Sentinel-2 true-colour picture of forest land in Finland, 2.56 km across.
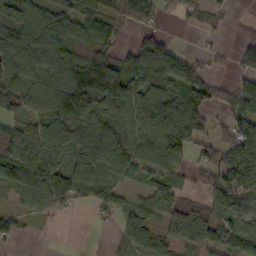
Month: October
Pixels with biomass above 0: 76%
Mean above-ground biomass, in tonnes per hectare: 73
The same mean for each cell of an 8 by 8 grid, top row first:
85 72 105 69 92 25 29 0
116 108 89 66 80 37 12 27
125 109 155 171 83 82 43 37
78 125 153 75 120 113 60 53
103 114 78 92 99 121 54 124
113 106 68 63 45 40 47 125
29 53 15 29 46 82 56 60
21 1 0 16 62 49 71 91
